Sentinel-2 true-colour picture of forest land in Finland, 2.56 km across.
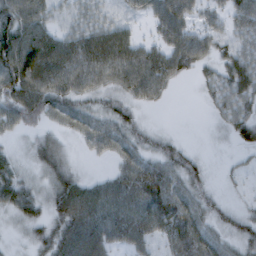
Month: February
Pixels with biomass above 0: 83%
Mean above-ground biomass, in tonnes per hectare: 52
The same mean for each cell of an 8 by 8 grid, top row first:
76 45 36 30 32 78 39 53
97 92 77 99 50 75 46 45
97 88 63 58 82 33 28 70
67 63 51 48 18 0 12 47
12 41 21 53 39 28 4 30
42 45 32 37 89 63 27 12
49 43 90 79 86 85 52 25
11 55 92 58 55 74 68 51
